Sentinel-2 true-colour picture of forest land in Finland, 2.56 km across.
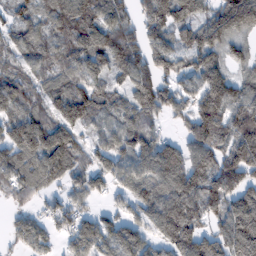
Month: February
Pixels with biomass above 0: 86%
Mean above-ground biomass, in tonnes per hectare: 105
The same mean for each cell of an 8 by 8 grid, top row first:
71 92 116 106 102 148 82 179
73 74 102 133 107 84 120 61
84 73 101 62 116 95 123 76
92 98 131 71 105 69 162 125
152 166 66 91 123 56 143 161
113 121 73 85 129 143 141 145
46 58 66 38 87 162 112 141
65 58 97 92 89 130 97 208
